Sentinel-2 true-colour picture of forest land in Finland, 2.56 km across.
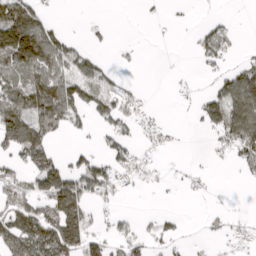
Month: April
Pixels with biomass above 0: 45%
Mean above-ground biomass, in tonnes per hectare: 49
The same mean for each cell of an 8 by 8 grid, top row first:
155 36 1 1 5 5 9 1
170 137 26 10 5 0 62 14
45 103 79 35 2 7 12 101
120 101 56 73 37 2 77 132
101 61 12 50 30 13 13 90
45 110 93 66 46 6 7 10
63 82 102 28 2 3 6 4
99 112 99 48 34 27 10 36
